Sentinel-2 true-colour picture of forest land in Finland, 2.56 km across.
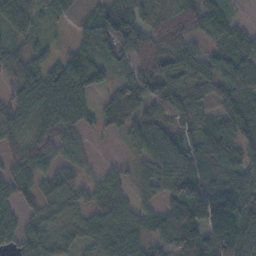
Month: November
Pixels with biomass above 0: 86%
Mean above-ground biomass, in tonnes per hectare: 71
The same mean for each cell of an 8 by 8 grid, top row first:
99 43 19 91 74 76 88 18
43 27 67 95 81 84 46 77
62 104 122 35 94 55 65 87
82 90 76 68 76 96 52 108
53 63 43 3 77 69 82 83
75 59 29 45 54 101 101 83
52 47 42 87 47 80 145 89
59 59 47 65 57 89 133 119
